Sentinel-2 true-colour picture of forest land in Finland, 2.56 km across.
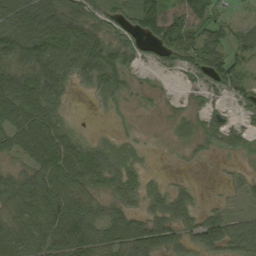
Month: September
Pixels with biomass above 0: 77%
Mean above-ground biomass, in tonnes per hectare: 57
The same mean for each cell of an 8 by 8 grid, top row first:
85 93 74 55 105 43 86 12
86 121 131 89 48 98 94 45
103 110 50 68 6 10 63 63
112 82 2 16 7 15 28 30
50 75 41 22 10 18 30 22
40 85 82 55 27 6 2 17
65 83 70 42 31 51 17 13
88 85 91 81 97 51 71 103
